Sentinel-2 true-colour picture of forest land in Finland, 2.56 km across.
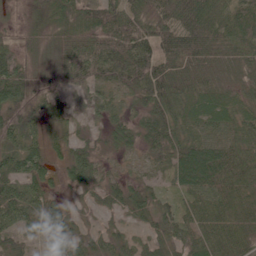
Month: June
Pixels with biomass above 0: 91%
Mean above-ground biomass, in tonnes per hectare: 56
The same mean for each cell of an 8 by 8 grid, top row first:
10 27 54 72 70 76 76 66
26 26 75 87 81 81 73 50
79 45 60 67 90 80 48 33
86 59 14 39 57 70 77 47
56 53 42 31 47 59 83 65
64 43 60 23 29 55 103 68
74 68 22 41 43 36 64 67
53 41 50 37 28 45 57 53
